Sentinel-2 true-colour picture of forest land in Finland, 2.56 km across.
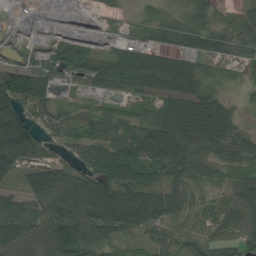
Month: August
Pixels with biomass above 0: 81%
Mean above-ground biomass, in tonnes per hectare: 52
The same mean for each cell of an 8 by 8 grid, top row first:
3 9 15 7 13 15 34 41
22 31 37 30 51 34 32 25
91 51 33 63 99 104 15 9
81 51 45 36 25 87 107 22
122 42 60 82 99 85 65 51
35 67 46 90 66 48 49 41
47 42 47 109 116 58 41 86
71 45 69 40 29 40 58 61
